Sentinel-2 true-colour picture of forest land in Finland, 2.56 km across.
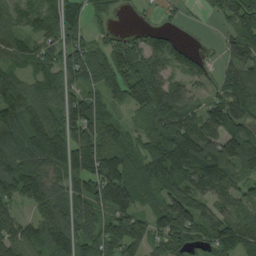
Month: August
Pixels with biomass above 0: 86%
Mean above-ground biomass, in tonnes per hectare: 100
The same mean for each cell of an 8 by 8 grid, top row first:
79 88 82 29 12 22 23 106
83 73 96 90 98 57 9 128
81 98 78 102 123 57 50 97
133 125 137 44 76 116 96 121
135 206 143 83 69 141 139 130
165 97 156 167 97 139 150 87
82 102 94 108 64 145 83 73
139 133 110 135 106 98 101 108
